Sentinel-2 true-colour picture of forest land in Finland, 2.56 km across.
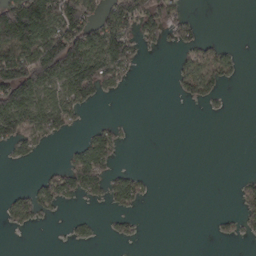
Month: March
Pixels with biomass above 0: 36%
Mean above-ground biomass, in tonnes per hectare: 45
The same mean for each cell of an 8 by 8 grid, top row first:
203 166 155 92 84 47 0 0
136 150 151 129 27 27 44 8
170 126 140 65 1 27 65 11
141 88 32 0 0 0 5 0
49 15 34 60 0 0 0 0
0 34 104 47 17 0 0 10
48 35 5 22 9 0 0 31
0 0 19 12 4 0 3 18
